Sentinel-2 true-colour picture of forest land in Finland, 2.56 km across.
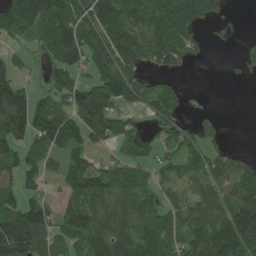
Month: July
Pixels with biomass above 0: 68%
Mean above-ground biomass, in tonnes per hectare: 70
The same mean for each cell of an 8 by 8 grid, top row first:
95 111 83 111 98 103 68 0
15 68 119 106 93 104 10 9
64 38 35 116 51 20 0 5
162 86 118 75 40 60 16 0
73 84 64 42 34 55 47 2
74 34 106 70 33 50 77 85
89 74 104 109 70 42 82 145
161 64 64 104 82 52 110 137
